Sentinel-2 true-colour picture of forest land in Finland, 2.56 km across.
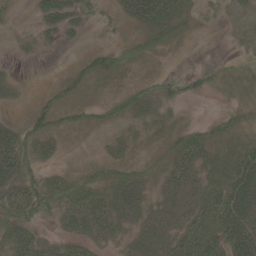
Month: May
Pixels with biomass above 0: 82%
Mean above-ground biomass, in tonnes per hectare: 28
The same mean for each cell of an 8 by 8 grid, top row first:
14 49 30 16 50 35 12 12
16 19 13 30 31 16 7 7
13 4 30 34 21 31 26 29
8 36 31 39 37 11 2 20
48 30 11 28 19 31 36 25
43 22 30 34 30 30 25 46
48 40 55 44 28 27 40 47
35 14 33 20 25 31 45 48
